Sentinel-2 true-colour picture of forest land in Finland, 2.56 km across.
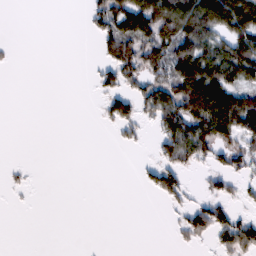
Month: February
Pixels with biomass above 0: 38%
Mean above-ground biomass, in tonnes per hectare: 39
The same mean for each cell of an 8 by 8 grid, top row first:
0 0 3 95 121 113 118 118
3 0 0 59 79 103 74 90
0 0 0 45 67 108 121 64
0 0 0 61 45 111 135 135
0 0 0 5 10 106 91 53
7 0 0 0 21 62 27 37
2 0 0 0 0 18 63 21
0 0 0 0 0 10 30 99
